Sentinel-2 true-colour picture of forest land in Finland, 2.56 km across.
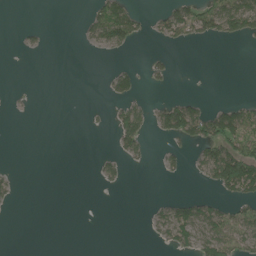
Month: June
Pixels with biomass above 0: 23%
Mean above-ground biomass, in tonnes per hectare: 24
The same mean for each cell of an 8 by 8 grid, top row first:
0 0 6 85 21 68 84 113
3 5 3 43 2 14 2 2
0 0 0 32 18 8 0 0
1 0 0 18 38 81 51 71
0 0 0 11 36 20 67 95
10 0 0 22 0 10 48 146
5 0 0 0 2 44 45 44
0 0 0 0 3 43 65 66
